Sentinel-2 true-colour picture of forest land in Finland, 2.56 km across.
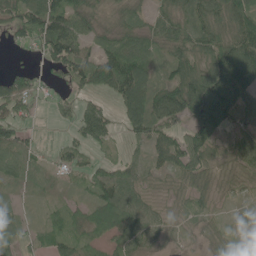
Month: June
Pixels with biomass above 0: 80%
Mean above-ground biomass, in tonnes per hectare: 50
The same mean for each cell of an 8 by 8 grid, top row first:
58 112 66 20 28 56 65 77
16 67 65 46 49 54 67 95
58 16 49 99 93 74 100 121
53 12 42 22 99 89 119 66
70 8 35 24 36 63 69 44
34 25 20 51 28 41 46 36
22 19 29 82 45 18 18 12
40 40 41 38 43 10 21 9
